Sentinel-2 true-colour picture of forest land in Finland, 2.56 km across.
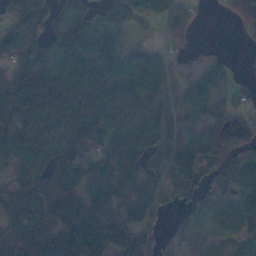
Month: November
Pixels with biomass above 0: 81%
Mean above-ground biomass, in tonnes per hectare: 68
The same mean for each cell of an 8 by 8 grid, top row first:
90 74 45 22 53 60 3 46
68 94 84 67 31 16 10 4
100 144 114 93 64 25 42 18
120 118 102 64 35 33 49 38
105 68 64 71 75 63 86 82
44 65 67 134 74 62 59 94
67 80 120 100 104 23 35 64
66 120 128 149 75 32 16 51
